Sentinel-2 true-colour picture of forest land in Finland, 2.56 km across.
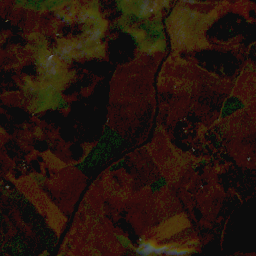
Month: November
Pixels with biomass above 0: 27%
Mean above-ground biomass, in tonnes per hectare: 23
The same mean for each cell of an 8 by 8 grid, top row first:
6 9 26 61 14 20 29 105
4 16 17 120 38 15 30 56
32 20 18 26 3 5 45 33
35 34 60 32 4 20 5 0
14 23 47 8 5 30 29 2
23 19 1 12 2 1 20 27
3 1 1 20 0 2 21 58
3 3 1 10 17 0 20 137
